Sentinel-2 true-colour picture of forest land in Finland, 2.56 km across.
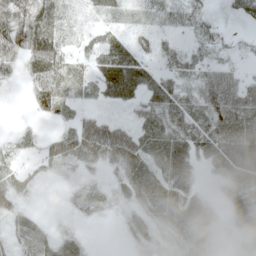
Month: May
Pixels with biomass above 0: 80%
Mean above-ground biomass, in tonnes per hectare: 33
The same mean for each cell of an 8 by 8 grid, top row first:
60 49 12 16 13 36 23 22
56 64 17 43 30 21 32 18
15 64 34 63 48 27 42 33
1 31 19 15 36 38 48 50
22 26 72 62 37 46 49 53
30 12 15 16 32 49 13 57
30 2 20 14 30 57 30 51
25 25 18 0 24 38 35 22
